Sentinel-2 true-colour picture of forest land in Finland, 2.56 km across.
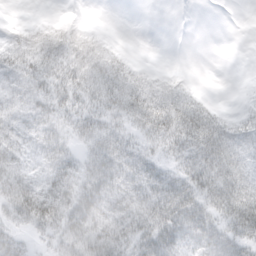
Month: March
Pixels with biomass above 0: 71%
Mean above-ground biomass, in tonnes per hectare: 23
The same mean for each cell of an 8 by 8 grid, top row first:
1 2 2 0 0 0 0 0
22 22 21 10 0 0 0 0
24 24 26 31 18 9 0 0
22 22 23 24 44 37 19 8
22 25 18 30 17 24 41 28
27 24 26 34 33 24 37 37
43 42 35 31 38 56 31 57
21 16 39 43 32 33 37 34
